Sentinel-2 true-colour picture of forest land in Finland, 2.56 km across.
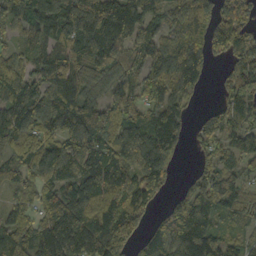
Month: October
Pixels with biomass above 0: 87%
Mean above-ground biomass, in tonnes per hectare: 107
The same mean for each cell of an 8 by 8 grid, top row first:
85 128 202 187 128 88 82 98
51 94 124 132 125 132 107 137
85 124 114 88 109 127 41 154
126 131 134 131 99 104 36 131
86 89 125 134 127 98 59 84
60 83 110 125 130 32 91 86
36 71 103 117 91 145 139 76
117 121 124 155 78 155 136 58
